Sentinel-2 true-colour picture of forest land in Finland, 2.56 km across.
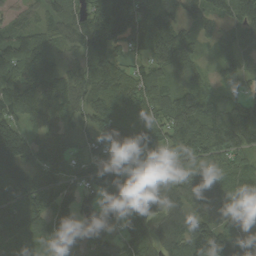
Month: September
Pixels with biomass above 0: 89%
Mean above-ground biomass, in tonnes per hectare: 89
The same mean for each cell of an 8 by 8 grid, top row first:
31 58 68 130 99 71 69 84
96 91 68 79 82 149 30 76
127 130 81 102 89 65 42 54
111 118 65 99 109 127 120 119
157 102 49 87 68 95 123 95
143 93 64 82 89 113 69 70
95 100 78 87 107 81 65 87
54 58 54 73 91 111 135 89
